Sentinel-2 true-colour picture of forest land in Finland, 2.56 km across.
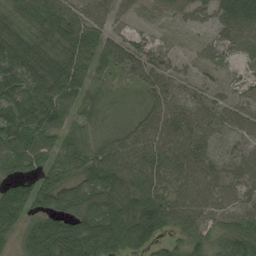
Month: August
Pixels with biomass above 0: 92%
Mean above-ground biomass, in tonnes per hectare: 55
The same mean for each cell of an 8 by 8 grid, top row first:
50 68 51 37 16 37 30 84
68 51 71 51 31 13 26 33
78 77 65 31 45 31 16 13
55 100 52 45 53 57 46 42
76 65 67 58 68 64 40 27
55 58 57 79 74 60 60 47
90 59 65 74 91 66 54 40
42 107 100 77 70 31 31 71
